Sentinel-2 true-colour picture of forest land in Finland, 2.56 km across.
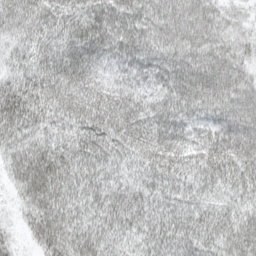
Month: April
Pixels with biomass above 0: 97%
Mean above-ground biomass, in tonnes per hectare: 56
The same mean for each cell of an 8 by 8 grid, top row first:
63 58 58 68 68 62 45 27
44 57 62 62 72 68 51 37
53 69 59 40 48 74 73 52
67 63 73 65 53 64 48 62
52 56 63 67 61 57 57 63
39 70 59 52 54 56 55 51
21 63 53 72 66 59 46 41
19 51 59 47 54 67 50 55
